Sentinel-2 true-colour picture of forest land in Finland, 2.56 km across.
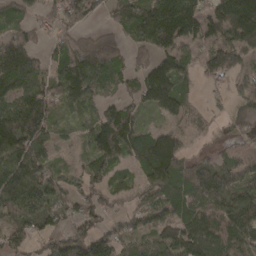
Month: March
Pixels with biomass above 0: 80%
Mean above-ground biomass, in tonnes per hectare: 91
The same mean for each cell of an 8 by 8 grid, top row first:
51 49 93 51 129 191 86 166
137 43 97 71 85 107 95 108
138 82 187 63 102 117 41 51
122 95 48 97 51 78 32 44
137 81 27 161 115 88 9 45
138 71 57 54 69 124 136 84
106 115 66 37 72 101 109 127
74 67 135 95 56 120 134 95
